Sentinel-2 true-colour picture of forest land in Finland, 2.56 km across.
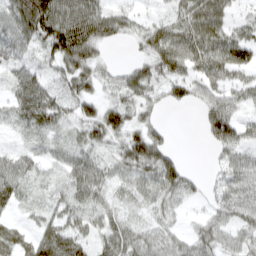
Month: March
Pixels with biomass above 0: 81%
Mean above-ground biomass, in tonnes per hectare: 42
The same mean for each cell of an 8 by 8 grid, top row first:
63 98 82 47 16 36 64 16
44 49 91 14 32 73 63 72
37 31 56 22 52 56 47 31
39 67 35 45 31 5 49 33
12 21 38 32 78 10 23 53
48 14 48 32 43 62 10 42
22 24 43 32 29 28 18 46
37 68 52 52 49 36 46 36
